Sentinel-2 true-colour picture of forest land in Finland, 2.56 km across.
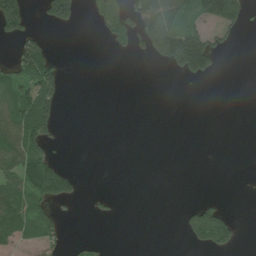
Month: July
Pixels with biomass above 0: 26%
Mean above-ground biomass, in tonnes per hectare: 38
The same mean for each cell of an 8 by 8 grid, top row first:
126 74 38 78 120 102 97 53
44 42 0 19 42 194 128 5
67 97 0 0 0 11 28 0
87 88 0 0 0 0 0 0
102 56 0 0 0 0 0 0
90 140 17 0 0 0 0 0
97 44 2 8 0 5 71 0
64 47 8 2 0 1 128 24
